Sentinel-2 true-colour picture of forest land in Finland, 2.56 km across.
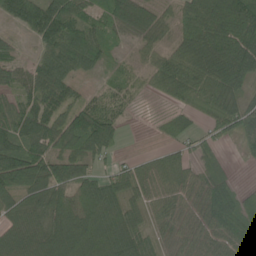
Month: June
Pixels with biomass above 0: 84%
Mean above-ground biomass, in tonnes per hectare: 67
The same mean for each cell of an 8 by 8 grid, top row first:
61 112 70 70 87 44 120 114
21 64 88 29 32 57 112 92
63 87 36 28 27 89 87 62
73 81 84 72 7 37 59 67
79 73 75 59 1 30 30 20
133 103 77 61 56 64 53 5
60 71 99 106 52 58 73 77
63 83 110 116 71 51 62 66
